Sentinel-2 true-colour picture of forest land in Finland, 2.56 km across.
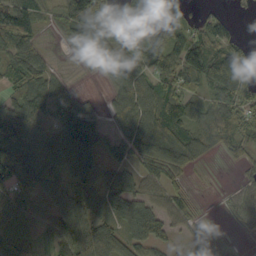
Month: September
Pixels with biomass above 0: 77%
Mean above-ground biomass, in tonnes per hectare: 63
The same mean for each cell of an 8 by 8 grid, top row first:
117 34 60 63 73 50 37 10
75 15 41 69 70 76 80 46
43 54 8 48 53 72 77 83
88 50 146 31 91 91 64 79
85 67 134 54 96 104 59 56
52 64 68 67 76 46 3 15
89 66 73 70 98 66 3 49
83 46 114 104 94 29 17 3
